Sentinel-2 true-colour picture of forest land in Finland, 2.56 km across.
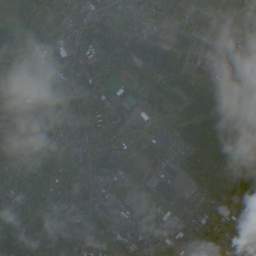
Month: October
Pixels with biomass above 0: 82%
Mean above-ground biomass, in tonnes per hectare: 82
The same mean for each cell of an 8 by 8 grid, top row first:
28 53 61 50 86 67 47 78
120 88 67 103 103 68 45 50
52 37 74 51 75 121 84 71
34 74 87 75 51 100 194 146
98 78 57 61 24 82 287 217
110 102 76 64 43 91 198 182
57 77 56 48 29 66 92 73
98 83 76 74 45 38 56 48
